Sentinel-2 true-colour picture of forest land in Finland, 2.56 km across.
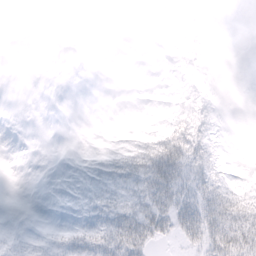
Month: February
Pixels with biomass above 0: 35%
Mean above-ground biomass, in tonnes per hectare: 7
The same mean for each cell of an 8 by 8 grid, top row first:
0 1 2 0 0 2 2 0
0 0 1 0 0 5 6 0
0 0 0 0 0 4 6 0
0 0 0 0 0 8 9 0
0 0 0 2 12 32 13 0
0 0 2 14 25 30 20 1
0 0 5 17 19 25 28 20
4 4 14 27 23 10 24 27
